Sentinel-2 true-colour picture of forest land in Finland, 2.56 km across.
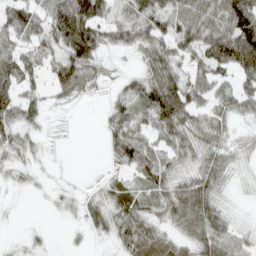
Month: April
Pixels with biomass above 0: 75%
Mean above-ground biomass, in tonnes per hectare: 43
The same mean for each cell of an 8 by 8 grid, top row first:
48 62 100 39 71 71 76 116
44 41 104 30 51 60 76 132
64 39 76 15 51 67 53 46
59 20 1 30 43 98 44 39
33 6 0 33 41 37 44 22
13 5 1 22 46 37 55 10
2 5 19 55 42 55 58 6
6 8 5 24 67 33 58 36
